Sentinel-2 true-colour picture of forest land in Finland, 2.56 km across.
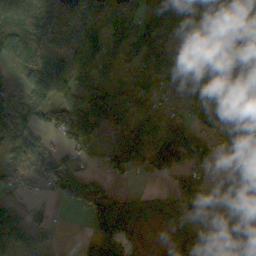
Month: October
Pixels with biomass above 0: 80%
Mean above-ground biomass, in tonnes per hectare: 77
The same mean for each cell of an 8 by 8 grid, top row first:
88 99 79 94 93 124 56 69
91 69 89 81 115 76 110 122
30 137 42 33 52 84 141 132
74 89 154 144 57 44 121 96
67 40 56 54 102 131 74 63
42 86 72 45 28 49 54 147
57 32 28 101 39 50 59 120
79 21 12 87 22 47 67 131
